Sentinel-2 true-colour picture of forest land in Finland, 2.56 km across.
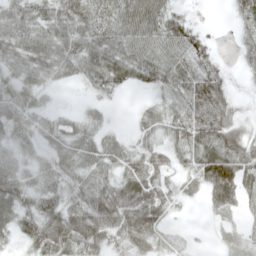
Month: May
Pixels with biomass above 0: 82%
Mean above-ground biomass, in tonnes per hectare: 44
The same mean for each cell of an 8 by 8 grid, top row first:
46 45 57 58 70 30 2 27
52 53 53 53 55 50 27 25
38 31 28 51 33 44 59 10
47 21 15 8 24 46 61 27
28 32 45 33 36 39 66 62
48 34 38 38 75 30 92 91
64 46 51 85 90 24 32 39
23 76 75 57 66 11 3 18
